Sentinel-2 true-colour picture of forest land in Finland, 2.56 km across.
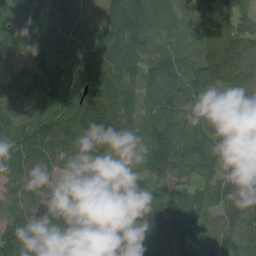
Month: July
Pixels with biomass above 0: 97%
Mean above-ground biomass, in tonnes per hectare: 111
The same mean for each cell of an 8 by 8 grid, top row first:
88 84 70 138 128 87 60 80
60 115 107 174 111 85 140 129
86 134 112 142 121 135 119 85
104 136 153 177 113 126 88 61
125 154 131 115 92 169 99 119
103 108 103 140 87 79 78 138
90 92 102 105 121 96 92 149
134 36 95 112 129 120 100 118
